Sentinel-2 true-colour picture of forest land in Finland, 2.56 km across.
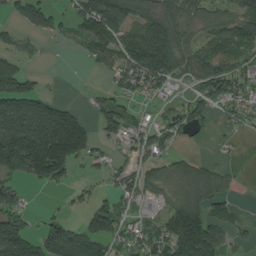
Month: August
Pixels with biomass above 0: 64%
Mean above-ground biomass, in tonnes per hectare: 76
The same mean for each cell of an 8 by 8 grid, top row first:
45 72 70 148 91 77 54 87
35 3 27 100 163 113 68 70
123 8 1 36 91 51 104 91
149 129 40 77 24 48 54 60
198 246 163 38 64 37 14 10
99 126 19 42 60 63 61 22
74 10 27 65 23 79 82 25
171 123 160 81 73 144 129 26
